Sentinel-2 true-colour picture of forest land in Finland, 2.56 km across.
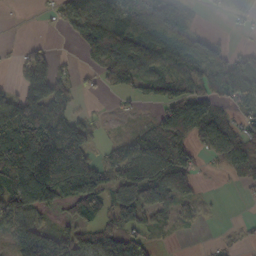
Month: October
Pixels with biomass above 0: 66%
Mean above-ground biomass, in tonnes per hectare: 67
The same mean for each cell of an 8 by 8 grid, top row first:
1 14 102 85 65 48 6 42
12 33 30 130 80 70 71 21
42 143 19 58 77 82 64 134
116 123 16 5 9 100 85 37
90 137 57 25 84 100 66 83
96 126 148 62 144 129 8 54
115 43 89 65 75 63 9 1
91 127 107 94 61 5 3 8
